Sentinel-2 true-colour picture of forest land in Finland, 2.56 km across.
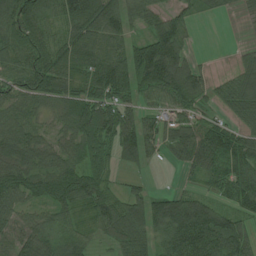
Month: July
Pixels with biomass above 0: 86%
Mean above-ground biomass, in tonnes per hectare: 76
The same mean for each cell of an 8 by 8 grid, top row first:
113 69 139 98 71 56 17 16
87 84 96 69 101 95 1 16
81 100 63 121 107 125 45 69
65 41 90 90 70 64 36 69
101 58 79 78 108 76 96 79
110 94 90 36 36 8 50 75
70 60 64 76 107 118 85 55
72 75 68 57 86 114 122 100
